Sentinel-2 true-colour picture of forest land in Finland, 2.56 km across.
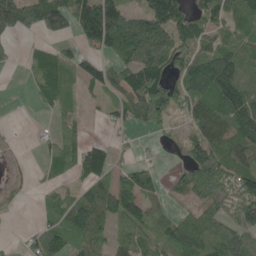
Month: May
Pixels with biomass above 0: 68%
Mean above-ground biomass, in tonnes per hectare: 69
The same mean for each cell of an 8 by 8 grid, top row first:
106 131 135 153 102 131 72 56
11 30 54 109 139 95 67 61
1 66 51 82 118 74 135 116
2 19 18 36 99 69 110 140
2 26 59 39 8 27 114 89
2 26 67 78 66 30 128 81
7 34 111 111 76 26 64 76
7 90 72 49 47 82 73 58
